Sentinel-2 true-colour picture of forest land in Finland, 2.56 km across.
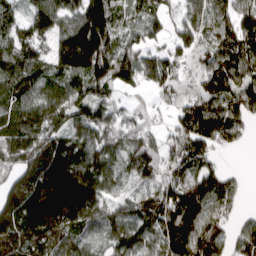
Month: April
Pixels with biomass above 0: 88%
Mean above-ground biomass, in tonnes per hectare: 131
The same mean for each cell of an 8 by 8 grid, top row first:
86 160 167 141 103 66 122 132
152 108 258 153 114 113 112 155
159 132 146 187 107 124 161 145
120 136 126 105 60 93 164 139
154 134 125 112 106 126 137 40
124 189 201 110 99 119 147 27
157 209 185 95 111 249 113 41
124 133 104 89 97 213 176 103
